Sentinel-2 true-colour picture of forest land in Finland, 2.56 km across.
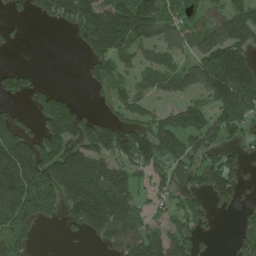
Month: June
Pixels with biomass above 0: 64%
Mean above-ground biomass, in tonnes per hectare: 106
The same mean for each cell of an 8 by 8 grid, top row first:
25 81 216 171 160 86 74 122
14 0 59 168 93 90 126 132
74 7 13 106 69 90 145 222
39 162 80 56 86 103 102 147
148 163 134 125 159 142 101 62
222 182 228 137 55 102 134 88
188 114 169 176 56 69 58 50
89 0 20 116 144 118 28 83
